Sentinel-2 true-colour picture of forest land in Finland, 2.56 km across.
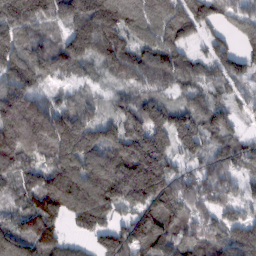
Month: February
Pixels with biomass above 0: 92%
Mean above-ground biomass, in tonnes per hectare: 134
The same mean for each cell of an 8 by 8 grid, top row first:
176 134 174 179 156 169 117 81
147 106 162 151 107 125 62 68
132 94 58 50 101 116 72 81
211 172 121 70 154 122 121 56
218 192 193 151 221 153 97 97
126 146 193 213 265 137 117 89
79 188 195 146 164 176 104 90
136 133 46 124 160 127 126 135
